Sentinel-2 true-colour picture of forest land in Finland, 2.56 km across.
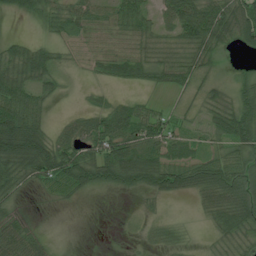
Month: July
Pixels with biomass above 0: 75%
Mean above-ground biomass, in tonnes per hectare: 49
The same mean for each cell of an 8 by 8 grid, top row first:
24 53 54 51 49 66 84 98
43 37 28 35 39 38 63 30
78 52 4 27 28 47 38 26
103 28 17 45 43 24 43 77
145 76 74 85 64 54 34 75
75 85 98 90 95 75 83 88
28 6 4 0 10 2 37 83
73 19 0 0 10 21 9 41
